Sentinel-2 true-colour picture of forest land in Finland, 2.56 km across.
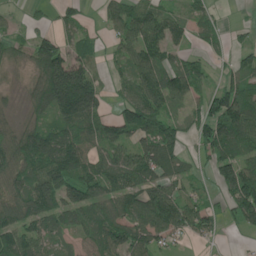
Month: June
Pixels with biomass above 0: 79%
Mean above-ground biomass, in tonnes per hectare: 82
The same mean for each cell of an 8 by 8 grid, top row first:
18 25 46 58 92 48 49 2
52 114 61 27 109 53 37 35
10 160 166 31 105 91 39 86
27 91 179 49 139 36 95 142
108 121 104 100 99 74 99 93
94 143 120 114 111 78 32 141
108 112 123 91 116 121 50 117
103 54 56 108 94 44 28 7
